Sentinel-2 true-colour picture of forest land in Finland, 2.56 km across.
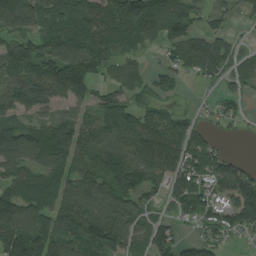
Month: August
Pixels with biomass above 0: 80%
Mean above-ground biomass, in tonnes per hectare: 87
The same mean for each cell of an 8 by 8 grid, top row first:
119 84 98 129 134 95 39 28
103 93 115 84 31 81 109 22
99 143 157 44 44 46 43 44
86 58 66 103 70 40 25 38
142 156 120 102 121 107 66 1
97 96 89 127 85 77 100 96
136 90 141 144 65 51 82 152
132 98 110 120 68 68 61 17
